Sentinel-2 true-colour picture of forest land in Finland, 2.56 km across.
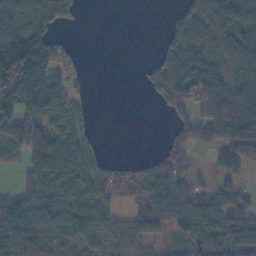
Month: November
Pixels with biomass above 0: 68%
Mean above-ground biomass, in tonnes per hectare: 57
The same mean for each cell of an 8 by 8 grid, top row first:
68 60 20 0 0 35 91 110
152 108 12 0 0 68 55 96
161 99 19 0 15 91 93 63
111 93 44 0 0 40 84 99
88 86 49 0 0 41 45 94
21 101 76 42 45 67 14 28
73 71 70 44 76 79 61 64
92 41 46 34 48 29 73 72
